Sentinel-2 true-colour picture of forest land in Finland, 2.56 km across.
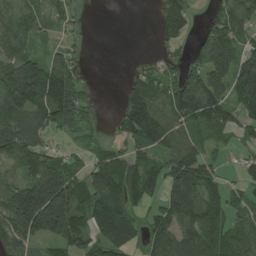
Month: July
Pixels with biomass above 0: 73%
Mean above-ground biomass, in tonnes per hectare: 87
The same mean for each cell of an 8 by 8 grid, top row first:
64 42 13 0 0 83 25 93
75 32 17 0 0 39 131 93
147 164 73 0 70 68 127 140
145 143 82 13 170 115 131 81
139 56 24 33 100 99 52 35
57 168 58 142 111 121 91 26
211 254 108 147 44 152 117 56
135 96 84 117 58 91 113 92
